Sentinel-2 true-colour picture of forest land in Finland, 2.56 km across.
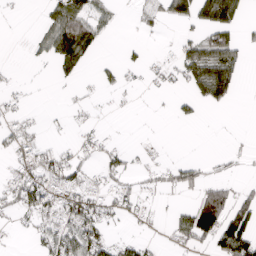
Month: April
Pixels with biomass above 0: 37%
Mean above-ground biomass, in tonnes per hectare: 29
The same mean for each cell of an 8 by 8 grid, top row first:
2 39 69 19 14 48 68 43
0 45 80 1 6 20 74 34
6 2 16 15 9 20 105 22
13 2 8 3 0 15 4 0
35 16 20 13 5 0 0 3
33 61 33 36 18 36 20 10
39 47 67 28 14 16 114 60
3 42 78 34 17 24 43 101
